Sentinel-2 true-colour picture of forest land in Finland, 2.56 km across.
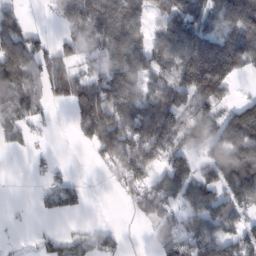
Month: February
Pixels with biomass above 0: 67%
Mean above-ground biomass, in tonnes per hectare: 96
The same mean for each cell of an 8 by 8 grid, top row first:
51 20 181 177 83 147 101 147
124 58 103 134 116 141 203 168
99 102 113 136 104 132 252 38
53 13 129 157 152 128 95 112
36 7 38 185 174 116 107 154
0 27 9 37 107 143 65 199
2 44 37 0 79 63 128 92
3 43 50 41 6 105 144 109
